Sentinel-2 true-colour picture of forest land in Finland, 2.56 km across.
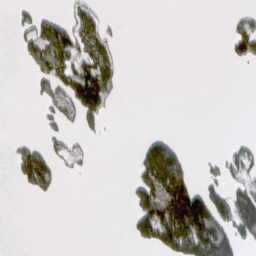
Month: March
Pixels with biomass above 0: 27%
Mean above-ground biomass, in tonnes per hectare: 39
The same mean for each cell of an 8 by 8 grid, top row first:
15 25 52 8 0 0 0 22
16 83 80 44 0 0 0 60
0 64 121 45 0 0 0 0
0 24 103 17 0 0 0 0
16 23 18 1 36 24 0 16
36 78 10 0 89 155 22 53
0 0 0 0 102 250 164 95
0 0 0 0 58 197 211 62
